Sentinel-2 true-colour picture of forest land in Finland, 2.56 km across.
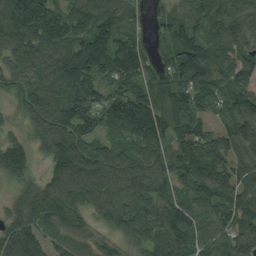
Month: August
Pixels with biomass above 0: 95%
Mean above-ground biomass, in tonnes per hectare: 125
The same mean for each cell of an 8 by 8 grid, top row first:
184 163 108 130 63 103 129 124
164 153 133 119 98 161 119 119
105 148 150 97 96 125 130 106
57 170 138 145 171 136 77 133
97 142 155 84 138 102 123 129
102 97 183 145 145 97 131 110
101 134 119 152 126 138 125 145
155 78 84 74 112 153 123 126
